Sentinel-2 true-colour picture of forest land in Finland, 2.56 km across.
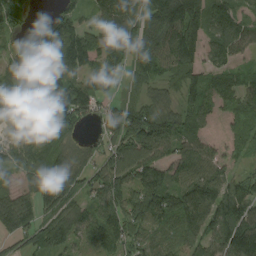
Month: August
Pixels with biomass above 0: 87%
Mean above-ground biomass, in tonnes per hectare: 108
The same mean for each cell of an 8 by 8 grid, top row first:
86 54 62 109 108 164 143 86
63 155 179 119 120 172 105 88
168 217 112 74 71 65 90 68
104 126 144 86 138 97 70 70
54 95 47 105 169 106 51 45
56 148 85 116 130 85 133 75
123 78 70 120 180 161 142 172
64 99 73 110 99 84 106 204
